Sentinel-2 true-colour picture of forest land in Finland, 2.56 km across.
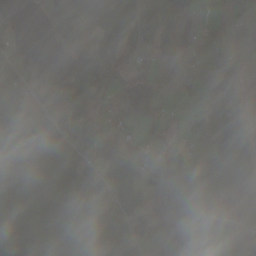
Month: October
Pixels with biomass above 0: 64%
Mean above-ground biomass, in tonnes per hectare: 50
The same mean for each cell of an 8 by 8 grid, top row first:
37 40 44 70 92 49 11 33
24 17 85 89 61 46 33 20
73 78 82 89 25 17 18 44
66 72 91 31 17 13 50 28
47 33 61 45 23 18 38 103
44 54 70 67 37 80 70 103
68 58 42 47 44 65 53 15
85 54 41 82 29 33 45 30
